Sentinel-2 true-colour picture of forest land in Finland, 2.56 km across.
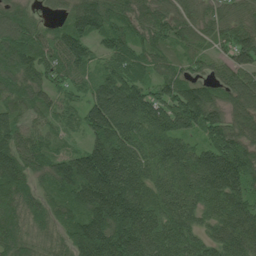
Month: June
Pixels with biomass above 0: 96%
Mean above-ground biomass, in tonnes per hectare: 112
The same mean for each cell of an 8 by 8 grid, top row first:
89 32 125 96 85 89 60 77
152 113 118 102 97 61 56 132
123 92 63 108 83 101 73 96
82 69 72 157 133 160 120 93
104 65 47 187 91 110 97 117
166 91 191 222 103 91 135 148
138 89 126 218 154 102 83 128
125 56 157 197 179 111 75 125
